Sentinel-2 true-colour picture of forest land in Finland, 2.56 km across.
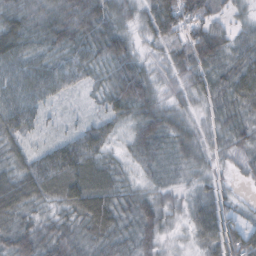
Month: October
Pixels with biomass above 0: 95%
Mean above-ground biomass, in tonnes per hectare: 46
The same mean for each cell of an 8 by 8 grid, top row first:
46 49 68 44 39 98 52 17
61 45 46 58 20 49 85 43
58 59 31 48 55 34 49 67
69 19 8 42 49 33 25 45
35 30 71 28 55 41 29 37
53 76 78 43 21 15 25 14
55 28 70 57 48 25 64 21
65 54 42 52 42 13 57 77
